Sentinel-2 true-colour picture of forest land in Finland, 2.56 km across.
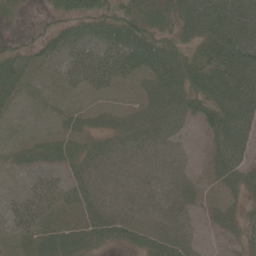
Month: June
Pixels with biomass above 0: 93%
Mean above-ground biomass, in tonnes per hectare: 41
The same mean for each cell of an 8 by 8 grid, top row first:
10 16 60 49 55 55 90 90
24 30 43 60 79 44 70 93
37 9 35 39 29 69 84 92
8 6 18 18 31 54 69 93
13 34 32 38 48 36 30 66
7 22 36 41 42 43 21 42
25 31 32 45 45 44 20 26
17 41 43 33 44 52 13 28
